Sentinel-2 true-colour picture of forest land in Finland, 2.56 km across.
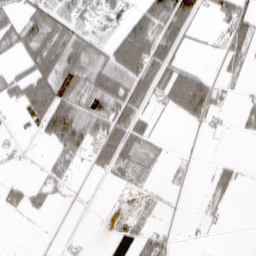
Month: March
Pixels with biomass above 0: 45%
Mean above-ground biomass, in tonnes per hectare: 38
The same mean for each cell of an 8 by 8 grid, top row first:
36 58 44 37 64 104 22 69
46 76 73 53 93 60 7 59
49 89 68 86 80 79 32 16
16 108 85 81 38 37 50 20
7 31 72 87 60 0 1 2
3 29 7 33 23 7 14 19
27 22 2 3 12 1 12 0
0 0 4 35 53 9 4 0
